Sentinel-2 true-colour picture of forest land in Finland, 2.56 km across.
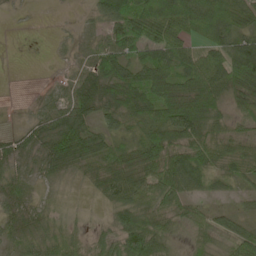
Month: May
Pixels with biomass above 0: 83%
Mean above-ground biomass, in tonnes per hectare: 56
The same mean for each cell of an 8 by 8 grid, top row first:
4 1 9 92 127 129 132 79
0 3 21 76 77 74 67 80
0 6 35 71 78 87 114 121
2 46 54 49 66 125 101 46
33 63 83 34 59 75 88 55
31 30 21 62 79 86 47 32
32 18 6 50 82 64 27 19
29 36 26 78 138 24 39 74
